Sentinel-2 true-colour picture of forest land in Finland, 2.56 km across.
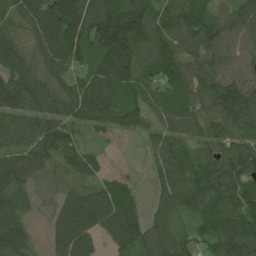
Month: June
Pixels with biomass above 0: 91%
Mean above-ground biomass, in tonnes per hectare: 81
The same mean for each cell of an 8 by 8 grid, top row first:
67 120 138 155 122 96 70 69
91 85 82 171 103 89 86 50
98 73 57 106 68 80 89 67
86 96 70 92 60 76 90 106
73 105 65 8 31 71 71 80
107 45 57 26 15 101 111 102
91 26 117 112 37 72 74 85
102 39 108 59 73 65 69 108
